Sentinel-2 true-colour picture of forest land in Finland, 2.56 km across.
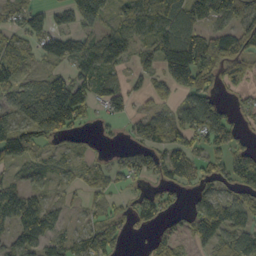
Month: October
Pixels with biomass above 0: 72%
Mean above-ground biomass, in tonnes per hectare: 64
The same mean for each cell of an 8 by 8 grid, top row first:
51 52 116 59 84 99 95 102
67 67 63 89 33 117 124 75
85 73 84 66 20 105 74 47
60 167 83 40 32 65 116 24
120 53 25 10 61 68 66 38
38 46 40 45 49 76 49 87
41 50 17 35 55 30 94 83
59 51 51 52 12 59 35 76
